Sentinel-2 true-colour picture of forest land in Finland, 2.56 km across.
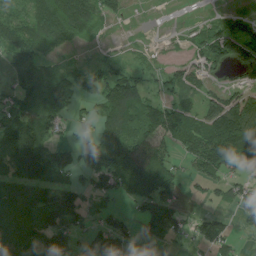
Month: July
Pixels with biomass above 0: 70%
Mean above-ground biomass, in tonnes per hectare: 69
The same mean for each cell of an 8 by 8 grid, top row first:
51 110 126 30 2 1 11 63
89 73 24 5 7 8 77 105
56 97 50 86 38 54 36 33
93 91 28 101 101 108 83 127
137 59 57 136 105 78 145 133
68 80 60 127 130 60 69 25
77 125 94 37 55 58 18 63
85 119 38 40 23 38 85 18
